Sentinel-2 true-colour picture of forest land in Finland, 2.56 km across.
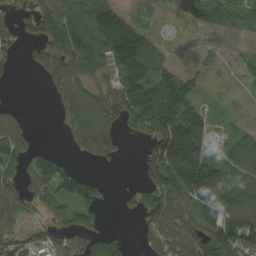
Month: August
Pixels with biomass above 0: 68%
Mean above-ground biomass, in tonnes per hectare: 93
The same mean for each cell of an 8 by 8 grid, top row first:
58 117 153 153 25 33 71 87
34 93 158 229 161 4 19 29
7 60 112 71 168 79 20 19
37 4 148 133 165 146 45 6
108 11 82 99 53 241 83 110
82 126 94 5 53 228 189 122
90 59 115 15 140 145 119 139
56 58 95 103 38 151 143 162
